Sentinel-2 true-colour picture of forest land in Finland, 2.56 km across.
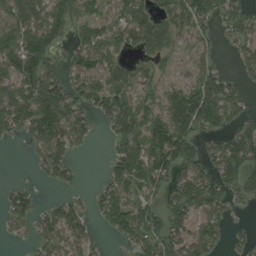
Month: August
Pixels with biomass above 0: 69%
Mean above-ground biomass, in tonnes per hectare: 91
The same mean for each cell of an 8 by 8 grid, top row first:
122 112 67 49 75 78 98 87
147 120 74 67 76 62 50 56
142 123 92 88 65 53 125 42
157 166 100 118 65 158 185 77
24 154 62 62 117 167 59 145
1 61 23 89 134 103 87 149
87 48 50 133 99 99 125 23
19 88 73 28 130 116 110 33
